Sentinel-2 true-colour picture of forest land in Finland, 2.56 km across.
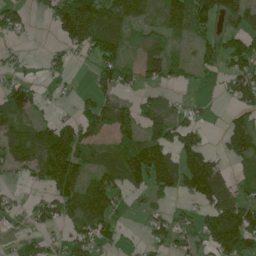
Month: June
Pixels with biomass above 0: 63%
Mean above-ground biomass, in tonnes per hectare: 72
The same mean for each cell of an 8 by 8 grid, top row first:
55 41 194 116 77 104 119 94
17 18 65 105 61 33 60 98
50 21 5 80 51 33 12 98
95 19 55 97 68 53 11 62
94 127 115 63 120 86 34 108
27 108 115 88 109 105 169 43
33 61 126 77 23 29 78 127
32 40 62 46 25 59 88 157
